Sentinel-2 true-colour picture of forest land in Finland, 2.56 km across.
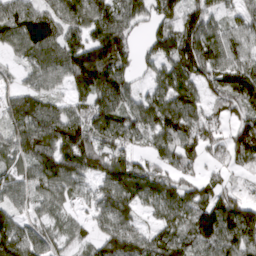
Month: March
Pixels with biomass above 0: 84%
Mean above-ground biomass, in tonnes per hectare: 88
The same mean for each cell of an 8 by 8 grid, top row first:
90 77 84 112 65 82 101 53
60 100 121 158 39 145 130 64
25 63 120 127 31 120 87 112
112 86 70 116 112 129 56 72
92 126 139 93 47 107 73 95
60 111 97 123 103 76 36 16
59 55 27 94 51 94 117 112
120 59 40 110 86 84 100 106
